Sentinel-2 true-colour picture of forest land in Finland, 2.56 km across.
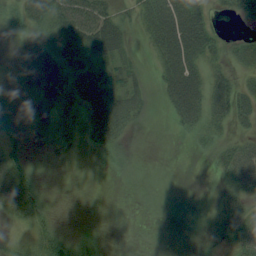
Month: August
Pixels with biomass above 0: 61%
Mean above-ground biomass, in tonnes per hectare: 26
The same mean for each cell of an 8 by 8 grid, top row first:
33 57 69 44 49 95 40 29
1 15 39 51 14 97 52 28
8 0 32 40 14 88 46 25
18 0 13 62 18 47 56 42
24 1 4 33 0 1 24 30
54 3 0 4 2 1 4 46
50 18 2 0 1 5 1 22
18 37 16 3 1 1 7 32
